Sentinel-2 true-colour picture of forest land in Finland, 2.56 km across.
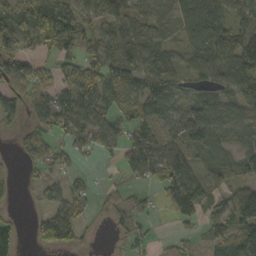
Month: October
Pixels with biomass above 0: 69%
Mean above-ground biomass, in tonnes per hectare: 58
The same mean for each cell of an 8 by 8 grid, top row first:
74 106 87 69 53 62 118 63
57 43 62 68 81 32 92 112
93 40 84 60 74 52 51 106
87 90 106 45 57 70 80 66
20 37 47 51 84 51 67 54
16 22 16 4 61 94 33 44
9 37 29 29 19 61 26 136
59 60 34 6 24 16 35 96
